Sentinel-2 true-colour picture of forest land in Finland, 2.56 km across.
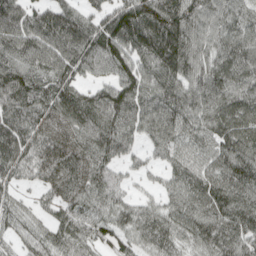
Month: April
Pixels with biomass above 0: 92%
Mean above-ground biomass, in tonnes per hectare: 86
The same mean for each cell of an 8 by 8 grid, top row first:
105 93 76 76 120 118 80 74
91 106 109 117 99 127 70 95
117 94 72 84 92 91 91 81
105 83 121 118 104 112 88 76
106 79 88 107 55 72 75 117
49 67 78 74 34 67 85 114
48 38 73 76 59 72 90 107
53 63 78 63 66 76 87 89
